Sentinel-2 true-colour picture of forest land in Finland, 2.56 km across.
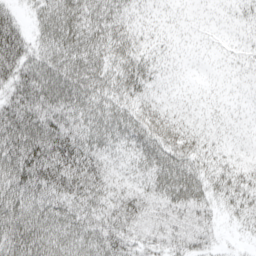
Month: April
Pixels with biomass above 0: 97%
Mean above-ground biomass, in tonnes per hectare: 54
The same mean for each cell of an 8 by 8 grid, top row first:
42 56 64 48 20 17 13 20
111 54 64 55 34 19 13 20
73 79 73 49 47 18 14 18
94 76 60 60 50 33 22 17
106 97 71 46 66 66 35 26
102 93 82 42 48 81 49 44
97 70 63 55 55 61 44 40
108 90 64 74 46 52 31 9
